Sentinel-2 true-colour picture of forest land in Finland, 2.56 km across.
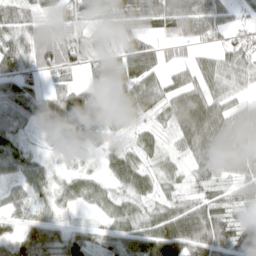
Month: April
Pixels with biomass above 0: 85%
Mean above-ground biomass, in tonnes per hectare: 56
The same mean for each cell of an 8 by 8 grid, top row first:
53 44 80 80 131 114 85 29
87 100 51 30 70 31 36 62
98 32 21 59 78 33 61 51
78 72 81 34 43 58 87 52
46 13 25 22 29 23 80 63
35 33 29 39 45 30 47 45
39 35 22 30 29 70 71 42
59 74 43 43 95 134 110 83
